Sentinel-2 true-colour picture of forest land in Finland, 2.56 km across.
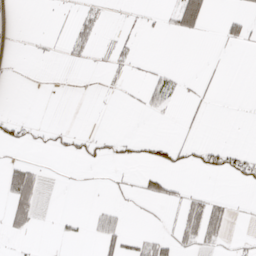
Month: April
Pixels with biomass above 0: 16%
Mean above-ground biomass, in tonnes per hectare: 10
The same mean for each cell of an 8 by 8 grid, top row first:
0 1 12 1 4 37 26 16
0 3 12 12 1 0 1 9
0 0 0 3 11 9 6 0
2 0 0 0 10 4 4 0
16 11 15 11 17 22 17 3
54 3 1 4 21 8 10 22
41 0 0 15 2 14 49 1
5 0 6 33 20 24 32 5
